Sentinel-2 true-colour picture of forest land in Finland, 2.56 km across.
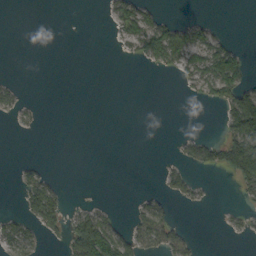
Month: September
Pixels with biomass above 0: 25%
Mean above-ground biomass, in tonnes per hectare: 23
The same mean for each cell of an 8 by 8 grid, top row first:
0 0 0 28 51 9 4 0
0 0 0 3 66 84 66 18
5 0 0 0 0 13 80 67
17 0 0 0 0 0 0 130
0 0 0 0 0 8 44 101
12 22 0 0 0 28 4 70
7 84 14 8 26 12 5 9
48 12 114 81 52 44 0 4
